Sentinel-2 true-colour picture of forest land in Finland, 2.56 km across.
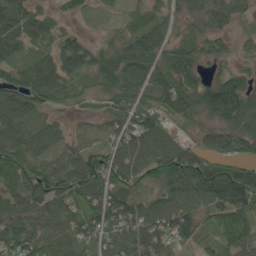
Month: May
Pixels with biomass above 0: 89%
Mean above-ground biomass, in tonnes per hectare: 73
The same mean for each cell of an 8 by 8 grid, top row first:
74 42 20 17 68 45 65 45
54 40 64 54 97 80 54 29
72 92 44 83 93 106 51 73
79 32 12 55 77 83 95 139
92 55 36 43 70 62 37 70
101 104 126 103 61 121 141 117
67 79 102 112 66 81 85 130
102 71 58 56 78 73 49 89
